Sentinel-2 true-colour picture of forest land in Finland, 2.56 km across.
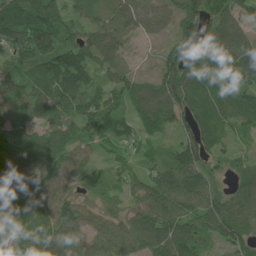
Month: June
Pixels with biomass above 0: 93%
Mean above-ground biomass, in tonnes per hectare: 84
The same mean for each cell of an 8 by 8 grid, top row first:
134 135 60 65 73 87 144 85
97 126 109 70 8 104 93 123
64 112 86 69 37 124 104 113
74 87 100 79 86 110 98 106
77 83 72 45 40 69 107 29
86 74 61 38 71 122 68 57
87 70 82 48 91 84 90 94
78 90 56 94 118 127 67 68
